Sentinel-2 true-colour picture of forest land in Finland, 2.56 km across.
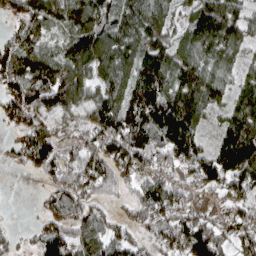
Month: April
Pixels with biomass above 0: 85%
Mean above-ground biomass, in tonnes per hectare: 93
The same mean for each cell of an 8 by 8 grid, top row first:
60 89 132 111 111 53 115 74
77 58 139 133 107 74 89 68
111 127 118 94 159 98 110 68
86 87 60 119 179 175 75 105
30 114 82 115 121 158 54 185
3 63 104 95 60 64 101 130
0 58 114 30 91 106 36 67
39 96 75 77 67 111 132 89
